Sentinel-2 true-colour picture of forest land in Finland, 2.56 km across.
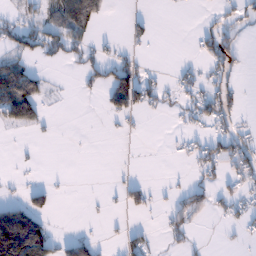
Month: January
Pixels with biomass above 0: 26%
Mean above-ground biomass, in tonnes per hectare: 27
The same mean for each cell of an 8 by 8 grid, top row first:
21 18 10 0 10 1 7 28
49 49 34 13 8 0 41 35
103 17 17 85 45 19 28 13
100 9 0 47 29 15 52 20
3 1 1 0 0 9 34 45
4 1 0 2 2 2 26 37
60 36 0 6 30 30 35 28
233 104 7 3 23 17 2 9
